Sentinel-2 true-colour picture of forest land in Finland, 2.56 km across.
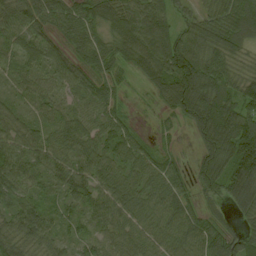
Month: August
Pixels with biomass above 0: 91%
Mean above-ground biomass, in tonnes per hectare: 69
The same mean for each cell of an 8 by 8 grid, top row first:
78 66 70 82 87 45 55 86
61 65 63 50 92 103 84 54
47 56 67 33 34 119 110 60
44 55 65 52 2 58 120 92
73 70 89 75 30 12 83 128
86 70 82 81 77 43 77 122
69 49 66 86 81 86 33 58
80 59 52 68 81 80 72 64
